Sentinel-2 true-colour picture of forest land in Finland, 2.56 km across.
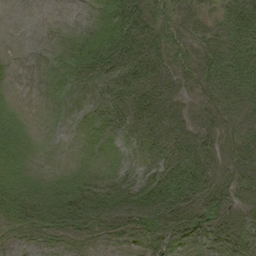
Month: September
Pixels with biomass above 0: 82%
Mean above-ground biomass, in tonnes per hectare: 29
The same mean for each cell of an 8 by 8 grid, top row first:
0 0 2 48 62 37 26 42
0 3 23 57 55 34 38 48
1 4 22 36 56 30 40 51
9 1 9 30 47 33 31 38
21 3 8 13 27 41 34 35
22 13 22 21 25 51 43 32
38 41 49 64 61 61 44 30
7 8 12 10 27 30 27 44
